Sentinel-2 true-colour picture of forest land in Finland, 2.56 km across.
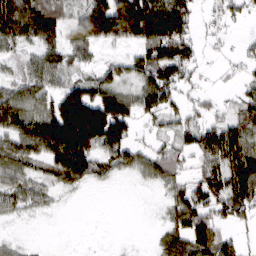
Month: March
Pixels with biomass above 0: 68%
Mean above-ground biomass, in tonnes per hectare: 73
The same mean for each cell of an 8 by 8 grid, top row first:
148 101 71 200 199 145 24 31
47 81 69 31 88 125 14 16
45 71 57 75 82 96 7 29
115 99 204 161 73 52 27 50
94 153 182 141 27 53 118 113
67 54 103 40 43 56 89 128
48 23 1 0 1 74 92 92
17 1 1 2 1 81 127 36
